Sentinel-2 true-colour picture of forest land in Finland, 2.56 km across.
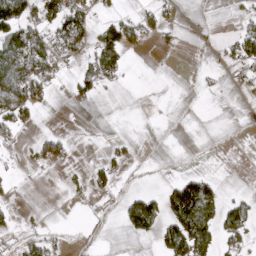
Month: April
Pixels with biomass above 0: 29%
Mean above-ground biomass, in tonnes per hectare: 34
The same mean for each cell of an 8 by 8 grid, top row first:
116 85 76 33 34 12 2 13
90 69 52 101 15 8 8 59
125 64 48 32 0 0 7 28
100 7 2 0 0 0 0 1
23 59 1 15 1 0 1 2
10 2 10 41 14 18 25 0
15 2 1 12 120 108 89 54
35 54 24 8 17 122 80 46
